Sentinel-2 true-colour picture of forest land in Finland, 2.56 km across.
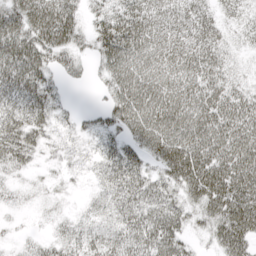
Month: April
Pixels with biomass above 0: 87%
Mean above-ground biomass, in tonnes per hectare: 47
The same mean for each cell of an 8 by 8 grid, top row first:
60 74 35 54 59 50 39 29
73 66 34 74 67 60 57 18
73 39 18 49 71 67 58 23
58 46 16 47 70 71 67 63
56 23 13 32 51 72 69 65
19 11 9 41 45 60 80 74
12 11 8 33 51 45 60 84
9 19 33 35 52 45 23 67
